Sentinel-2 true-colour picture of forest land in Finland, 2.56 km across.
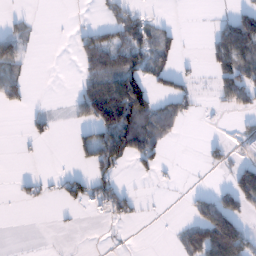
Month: January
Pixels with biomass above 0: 33%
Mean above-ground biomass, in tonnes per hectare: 39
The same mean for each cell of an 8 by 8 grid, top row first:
9 0 0 38 26 2 2 58
47 0 29 75 69 28 33 127
48 0 22 91 97 39 10 109
10 16 39 133 135 64 4 30
2 8 40 136 103 11 19 24
9 10 31 45 13 4 1 73
2 3 21 58 6 0 89 72
0 0 0 2 0 24 166 143
